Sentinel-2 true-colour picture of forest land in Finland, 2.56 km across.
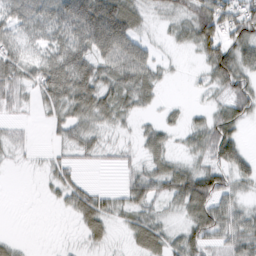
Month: February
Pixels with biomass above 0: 72%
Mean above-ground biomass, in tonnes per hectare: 39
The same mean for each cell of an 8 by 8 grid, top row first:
45 58 110 115 26 29 77 70
44 44 66 89 35 10 61 60
47 78 79 43 53 3 24 58
15 26 47 38 16 8 23 44
21 9 35 17 32 13 52 44
1 17 15 0 46 56 63 38
0 3 51 28 33 27 70 31
11 0 13 16 54 33 48 50
